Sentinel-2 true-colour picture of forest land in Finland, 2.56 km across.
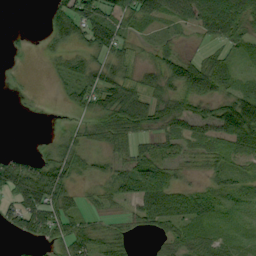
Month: September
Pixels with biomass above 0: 70%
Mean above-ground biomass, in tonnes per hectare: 40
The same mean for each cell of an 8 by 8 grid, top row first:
0 21 91 56 55 53 90 69
4 16 32 60 14 23 18 28
2 5 47 55 39 65 76 24
0 0 25 73 75 59 41 88
0 14 41 41 25 27 30 70
79 86 22 38 88 32 20 24
57 85 32 14 47 71 35 14
13 37 55 39 4 36 31 15
